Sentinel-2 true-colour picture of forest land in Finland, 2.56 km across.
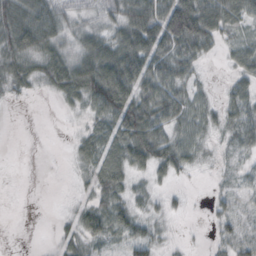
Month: October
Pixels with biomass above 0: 72%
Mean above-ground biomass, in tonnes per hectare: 37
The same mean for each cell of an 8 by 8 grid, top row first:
70 57 21 31 76 129 80 50
60 48 36 50 84 71 34 31
39 43 81 92 82 49 6 29
1 0 18 82 76 51 26 44
0 0 26 50 84 47 14 35
0 0 15 59 21 24 3 14
0 0 29 44 19 9 10 21
0 5 48 25 42 3 6 39
